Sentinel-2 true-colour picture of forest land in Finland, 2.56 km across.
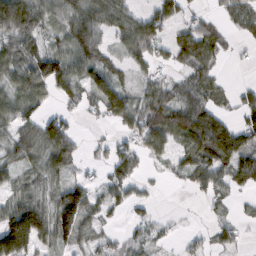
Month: February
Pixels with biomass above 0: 69%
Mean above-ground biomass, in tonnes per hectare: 65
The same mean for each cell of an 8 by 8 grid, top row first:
148 69 102 103 63 49 26 55
86 56 115 46 88 75 83 12
80 113 78 82 43 40 64 5
81 37 27 86 98 115 89 52
78 116 33 38 72 66 141 91
47 70 28 54 28 25 76 87
95 73 141 38 22 1 15 13
173 74 67 27 43 11 25 28
